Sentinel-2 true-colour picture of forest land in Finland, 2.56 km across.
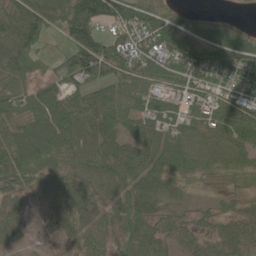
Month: June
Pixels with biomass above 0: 86%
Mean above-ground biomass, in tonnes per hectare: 75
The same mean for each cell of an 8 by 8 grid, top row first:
99 98 155 116 94 49 18 5
116 20 152 110 97 105 86 93
75 47 73 85 80 73 74 82
76 106 121 100 57 55 70 89
88 114 101 92 89 84 73 83
90 59 71 89 97 64 50 65
42 36 78 61 90 41 27 35
29 13 51 53 105 49 50 74
